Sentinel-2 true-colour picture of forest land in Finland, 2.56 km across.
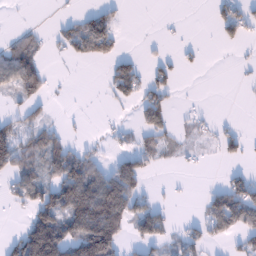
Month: January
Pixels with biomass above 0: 40%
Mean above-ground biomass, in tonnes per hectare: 44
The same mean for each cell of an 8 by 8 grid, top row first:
1 1 35 49 0 2 7 61
64 17 67 73 1 9 3 13
98 46 0 62 57 31 0 4
23 15 3 6 60 22 6 0
97 82 20 13 38 26 14 35
63 56 130 86 58 2 1 32
13 102 127 171 59 8 46 106
50 164 102 113 54 31 41 31
